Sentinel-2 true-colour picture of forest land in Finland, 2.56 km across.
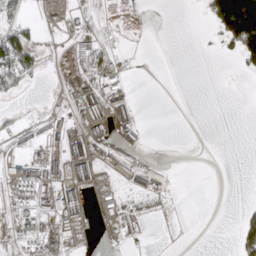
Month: March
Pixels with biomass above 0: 25%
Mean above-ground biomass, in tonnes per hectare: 22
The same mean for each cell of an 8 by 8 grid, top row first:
24 5 22 4 0 0 41 247
99 9 48 12 0 0 3 92
60 3 40 47 0 0 0 2
7 10 34 62 1 0 0 0
8 24 42 25 10 0 0 0
30 45 28 26 52 5 0 0
30 41 52 18 0 0 0 7
16 36 15 1 0 0 0 41
